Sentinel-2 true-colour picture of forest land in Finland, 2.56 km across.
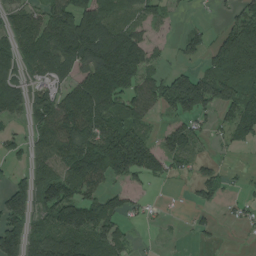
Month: August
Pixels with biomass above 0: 67%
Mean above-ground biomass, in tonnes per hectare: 85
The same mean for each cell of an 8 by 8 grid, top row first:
73 99 158 80 56 14 4 70
113 143 163 175 93 19 61 231
96 79 96 206 91 101 112 141
76 113 167 112 79 66 60 101
47 107 134 154 102 88 25 36
31 90 120 84 71 28 43 10
113 107 157 73 22 3 36 25
114 139 119 92 5 5 12 4
